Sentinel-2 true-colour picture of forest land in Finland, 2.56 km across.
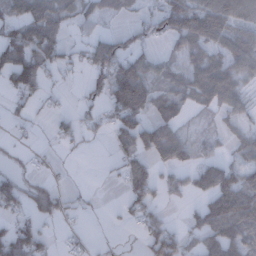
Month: December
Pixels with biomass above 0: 56%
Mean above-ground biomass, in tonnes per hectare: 52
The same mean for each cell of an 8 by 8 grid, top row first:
58 87 44 24 31 125 137 80
117 105 26 92 40 33 69 76
42 38 8 101 84 42 106 54
27 11 23 58 70 44 26 34
10 7 16 33 91 93 20 31
38 19 0 9 73 26 70 60
46 55 19 3 50 4 79 125
108 34 21 3 46 67 84 87
